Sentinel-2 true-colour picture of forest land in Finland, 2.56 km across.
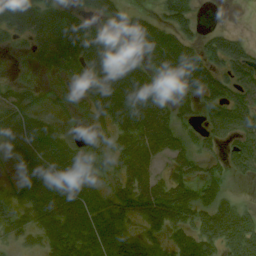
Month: August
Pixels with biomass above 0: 72%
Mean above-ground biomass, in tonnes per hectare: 51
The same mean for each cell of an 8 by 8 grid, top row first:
65 56 34 39 24 50 0 0
11 51 66 53 47 75 40 36
17 11 51 99 66 67 59 48
60 21 19 75 81 48 41 58
69 76 20 32 65 44 30 55
25 98 51 22 52 39 49 24
38 78 80 57 69 98 76 46
24 46 71 85 41 53 69 89
